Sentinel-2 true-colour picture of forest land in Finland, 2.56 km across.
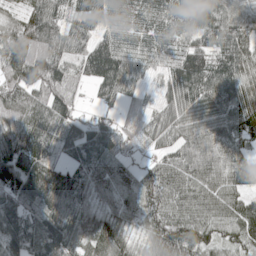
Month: May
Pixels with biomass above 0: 94%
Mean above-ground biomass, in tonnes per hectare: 86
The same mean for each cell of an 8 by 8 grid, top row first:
52 107 68 68 80 75 97 73
125 102 63 95 58 59 88 98
101 122 46 116 40 95 111 108
89 98 41 34 45 78 107 106
118 87 123 96 36 71 101 71
102 108 70 75 56 96 101 81
100 96 84 58 77 84 92 85
103 137 68 116 57 124 89 84
